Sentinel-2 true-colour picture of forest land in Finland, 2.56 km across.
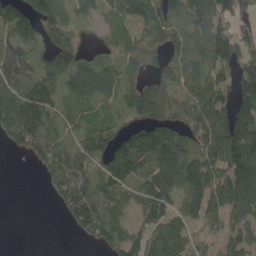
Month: May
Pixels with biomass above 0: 78%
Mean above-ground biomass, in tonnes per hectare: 97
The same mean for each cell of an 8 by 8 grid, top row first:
129 146 64 67 92 97 134 82
108 111 90 43 118 75 126 140
131 134 100 81 72 79 96 115
207 112 48 35 90 96 116 98
92 108 75 114 129 101 110 153
0 69 112 129 89 114 143 153
0 7 179 100 111 96 109 120
0 0 22 111 145 130 50 89
